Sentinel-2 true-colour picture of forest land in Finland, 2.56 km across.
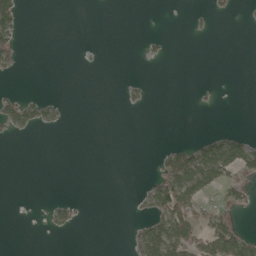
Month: May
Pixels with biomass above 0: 16%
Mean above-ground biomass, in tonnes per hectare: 15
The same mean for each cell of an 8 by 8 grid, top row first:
56 0 0 0 0 0 10 3
36 0 1 0 6 0 0 0
5 0 0 0 5 0 0 0
49 24 0 0 3 0 2 0
1 0 0 0 0 17 47 49
0 0 0 0 3 96 79 32
0 14 9 0 18 98 27 12
0 1 0 0 52 94 62 55
